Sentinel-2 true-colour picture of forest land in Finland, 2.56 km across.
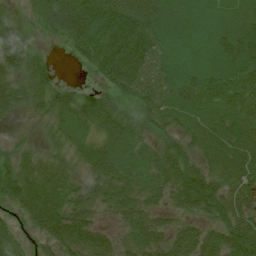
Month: July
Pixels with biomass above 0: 92%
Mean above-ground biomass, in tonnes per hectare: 63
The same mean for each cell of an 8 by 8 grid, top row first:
30 79 112 118 85 59 57 64
80 15 66 136 116 70 68 116
50 45 6 83 84 89 95 103
33 49 64 59 48 66 66 71
21 26 50 69 44 45 69 73
58 53 36 69 60 77 67 69
37 80 45 46 54 37 53 55
37 49 76 38 58 50 56 76
